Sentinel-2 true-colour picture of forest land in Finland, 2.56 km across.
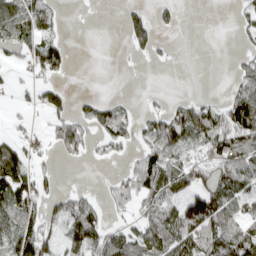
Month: April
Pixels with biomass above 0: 49%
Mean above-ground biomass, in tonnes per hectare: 57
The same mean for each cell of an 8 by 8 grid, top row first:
101 62 0 0 45 22 0 32
48 94 0 0 42 5 0 20
21 46 0 0 0 0 0 51
12 56 48 83 35 69 83 110
68 32 89 74 70 85 79 98
146 39 1 23 120 114 79 89
89 54 87 32 64 88 138 66
93 65 101 83 99 111 103 109
